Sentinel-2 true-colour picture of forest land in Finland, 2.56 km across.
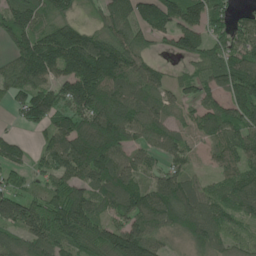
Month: June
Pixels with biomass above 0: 85%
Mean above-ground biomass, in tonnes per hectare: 105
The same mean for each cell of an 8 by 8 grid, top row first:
112 68 30 120 115 125 107 58
101 152 179 160 76 72 87 98
105 93 174 142 121 47 92 149
48 133 126 195 130 62 104 127
58 73 151 148 74 83 52 107
49 63 116 150 76 108 32 110
132 114 134 103 134 158 96 93
79 121 102 134 156 37 98 38
